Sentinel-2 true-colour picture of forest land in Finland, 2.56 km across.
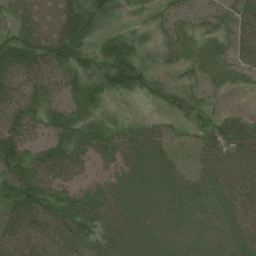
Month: August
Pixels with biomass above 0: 85%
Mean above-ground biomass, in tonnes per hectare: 39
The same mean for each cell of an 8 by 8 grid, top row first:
35 56 64 19 11 21 18 39
59 66 55 49 25 27 16 39
49 42 41 50 45 24 13 11
55 37 43 9 6 32 25 13
60 47 42 38 50 13 34 54
67 55 31 34 45 36 39 54
61 58 59 46 37 29 23 47
59 54 58 44 39 23 26 39
